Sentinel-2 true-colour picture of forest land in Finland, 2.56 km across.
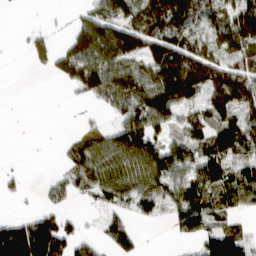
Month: March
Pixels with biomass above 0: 63%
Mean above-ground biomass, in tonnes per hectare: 67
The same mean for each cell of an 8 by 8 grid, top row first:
0 3 32 75 76 91 74 113
3 54 99 130 93 102 77 98
0 7 94 123 103 163 118 104
0 0 6 43 112 81 70 84
0 2 56 95 118 61 89 75
22 14 74 79 87 91 103 84
5 37 11 47 48 76 110 58
182 167 55 63 13 16 65 64
